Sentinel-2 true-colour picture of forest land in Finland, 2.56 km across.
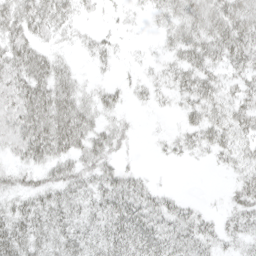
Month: April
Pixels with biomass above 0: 72%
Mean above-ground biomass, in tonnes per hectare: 27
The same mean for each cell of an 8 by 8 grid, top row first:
42 39 15 5 8 28 41 44
40 18 11 14 4 27 40 46
41 42 15 9 13 25 30 26
45 48 39 18 3 9 30 31
36 50 36 29 1 15 27 25
21 23 35 32 12 0 1 22
28 38 28 38 34 21 6 28
43 32 33 40 37 32 24 21
